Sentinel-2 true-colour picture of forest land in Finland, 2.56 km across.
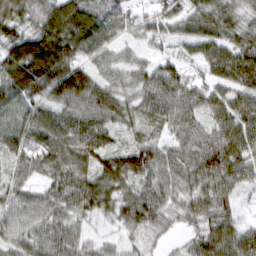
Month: March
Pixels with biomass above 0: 94%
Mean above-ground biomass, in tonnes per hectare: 70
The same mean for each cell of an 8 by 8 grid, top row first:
76 86 92 59 36 61 79 56
95 128 84 53 31 42 70 85
114 110 92 53 60 83 49 77
73 64 74 85 65 81 60 80
67 75 77 43 69 56 70 84
43 56 70 102 92 74 92 69
61 67 71 69 107 64 77 29
58 66 52 27 39 18 84 82
